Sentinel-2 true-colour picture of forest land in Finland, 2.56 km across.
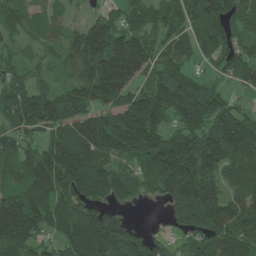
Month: June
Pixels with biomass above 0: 88%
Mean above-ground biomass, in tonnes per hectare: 121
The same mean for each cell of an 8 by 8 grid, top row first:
74 60 21 69 83 103 151 88
44 48 148 180 125 90 81 74
60 42 129 237 95 144 47 61
135 149 128 117 215 153 153 65
93 105 209 179 207 182 188 212
97 150 199 110 84 220 141 100
195 130 134 78 6 120 162 106
163 55 165 215 104 41 109 130
